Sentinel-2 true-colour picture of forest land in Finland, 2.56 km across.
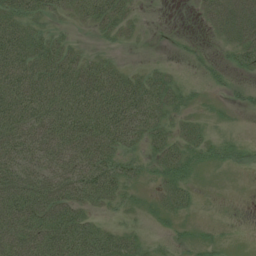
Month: July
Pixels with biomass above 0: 67%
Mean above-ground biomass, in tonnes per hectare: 40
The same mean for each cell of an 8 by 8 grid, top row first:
55 32 28 57 7 0 26 50
76 57 18 10 3 5 5 36
79 86 84 66 41 18 12 9
72 80 79 96 69 24 3 8
74 72 76 60 34 32 25 15
68 60 70 59 16 34 3 2
78 73 50 18 8 25 1 0
67 81 81 44 19 9 8 0
